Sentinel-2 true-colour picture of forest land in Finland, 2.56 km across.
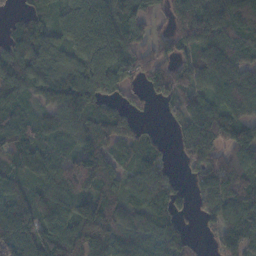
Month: November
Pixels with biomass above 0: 86%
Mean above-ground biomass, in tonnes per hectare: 100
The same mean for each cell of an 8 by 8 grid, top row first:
36 54 106 155 94 87 135 177
91 91 102 134 77 80 128 105
106 96 121 108 66 81 89 104
78 63 130 83 20 55 172 86
118 73 100 97 56 45 179 153
82 97 162 88 75 28 96 109
122 124 130 103 75 68 66 108
174 151 171 149 83 97 26 67
